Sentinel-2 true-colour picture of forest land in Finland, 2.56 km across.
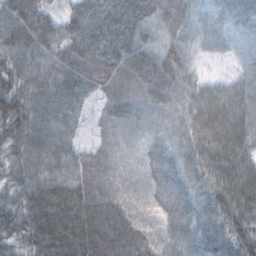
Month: October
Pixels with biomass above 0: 97%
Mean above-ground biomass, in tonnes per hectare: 60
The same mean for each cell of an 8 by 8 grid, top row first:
77 47 59 69 54 66 32 34
69 64 75 74 56 38 25 15
79 70 80 72 73 53 22 37
86 84 47 42 39 35 69 63
69 91 38 36 28 28 70 72
54 83 71 43 32 50 57 84
65 115 89 64 26 65 47 78
51 111 104 87 45 55 57 65
